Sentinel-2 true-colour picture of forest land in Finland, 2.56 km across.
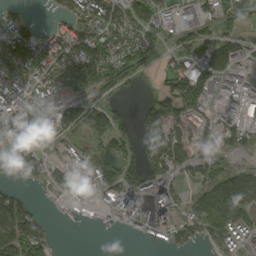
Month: September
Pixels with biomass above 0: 65%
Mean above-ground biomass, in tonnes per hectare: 63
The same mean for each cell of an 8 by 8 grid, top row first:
29 16 86 82 65 34 41 71
113 89 95 80 44 41 74 49
101 89 95 55 10 80 72 51
117 88 66 53 56 86 36 39
92 64 35 61 73 91 36 47
47 48 76 62 90 48 60 106
65 5 18 67 68 90 148 115
92 39 0 2 32 67 59 53
